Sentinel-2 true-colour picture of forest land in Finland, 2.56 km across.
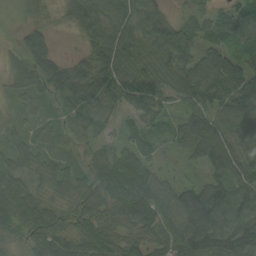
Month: August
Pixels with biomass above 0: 94%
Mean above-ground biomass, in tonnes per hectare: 66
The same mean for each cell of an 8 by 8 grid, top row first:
19 21 77 86 89 30 44 76
23 46 22 84 70 96 52 62
39 68 88 90 92 64 98 95
26 32 85 50 59 28 70 92
46 43 26 35 44 30 104 72
64 58 53 76 75 21 44 88
72 59 71 68 94 94 142 104
31 68 64 65 68 95 148 136
